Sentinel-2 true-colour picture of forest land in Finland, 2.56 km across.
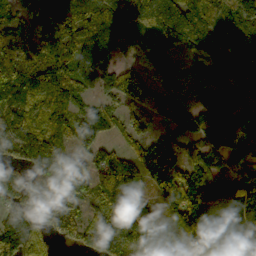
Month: October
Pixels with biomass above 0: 89%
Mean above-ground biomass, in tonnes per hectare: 134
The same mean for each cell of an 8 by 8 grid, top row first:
100 153 206 193 140 204 118 146
213 185 203 172 55 70 125 66
184 174 129 126 125 111 86 50
151 122 86 75 125 139 129 113
139 141 114 61 66 106 131 174
96 129 144 199 89 151 136 152
121 142 77 160 119 167 159 176
155 72 78 151 140 191 202 165
